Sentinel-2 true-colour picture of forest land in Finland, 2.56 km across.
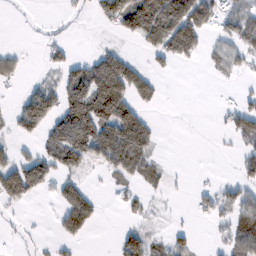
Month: February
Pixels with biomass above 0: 42%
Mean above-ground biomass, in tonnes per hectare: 45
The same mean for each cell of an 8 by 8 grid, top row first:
1 12 19 70 135 140 85 71
13 25 4 26 33 94 32 59
38 20 81 148 67 5 4 13
40 93 121 125 35 7 4 47
23 53 105 112 66 1 4 27
108 60 32 28 32 2 3 36
20 3 111 4 18 2 29 65
8 9 27 8 66 37 4 87
